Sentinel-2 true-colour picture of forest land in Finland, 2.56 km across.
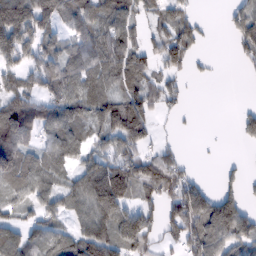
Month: February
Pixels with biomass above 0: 68%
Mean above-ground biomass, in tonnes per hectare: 72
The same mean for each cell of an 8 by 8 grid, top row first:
171 93 83 83 43 61 5 63
93 64 88 117 60 65 8 43
58 89 104 76 70 29 7 2
140 90 110 129 96 15 0 23
126 76 69 66 56 17 2 11
101 89 78 131 104 75 5 23
54 82 42 149 64 86 113 94
90 79 87 117 110 45 130 88
